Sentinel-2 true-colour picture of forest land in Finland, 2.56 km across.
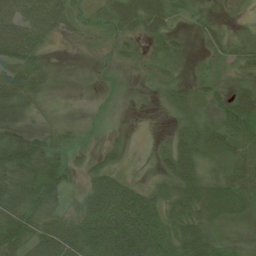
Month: July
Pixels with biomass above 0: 73%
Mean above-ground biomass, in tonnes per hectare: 44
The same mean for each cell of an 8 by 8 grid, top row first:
51 67 15 34 57 18 8 12
81 21 9 16 19 17 16 19
72 27 0 6 7 12 27 25
46 17 2 4 0 26 30 75
82 59 19 17 0 41 66 50
84 95 24 51 8 66 42 66
80 67 47 120 98 45 70 44
86 88 102 135 113 66 71 6
